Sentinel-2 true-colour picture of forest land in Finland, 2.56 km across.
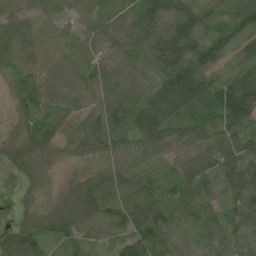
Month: July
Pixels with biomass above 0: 92%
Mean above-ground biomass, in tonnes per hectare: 68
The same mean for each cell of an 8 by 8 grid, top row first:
41 24 24 39 100 135 74 85
56 35 55 55 89 139 87 74
37 34 39 75 57 183 97 79
31 51 61 84 120 118 60 127
36 59 74 63 68 75 67 85
18 9 31 66 39 70 83 96
18 37 111 67 103 66 63 75
103 57 39 47 83 50 60 63
